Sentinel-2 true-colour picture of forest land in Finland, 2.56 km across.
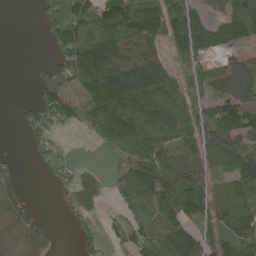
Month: May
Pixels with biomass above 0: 71%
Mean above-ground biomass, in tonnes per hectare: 93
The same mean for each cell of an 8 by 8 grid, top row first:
0 115 154 156 173 123 54 129
0 34 195 179 123 81 82 46
0 113 144 198 208 82 69 94
20 134 84 198 129 98 75 136
3 54 4 100 121 96 103 90
29 18 60 55 173 149 92 134
48 5 66 20 110 143 124 132
21 40 41 28 101 156 88 145
